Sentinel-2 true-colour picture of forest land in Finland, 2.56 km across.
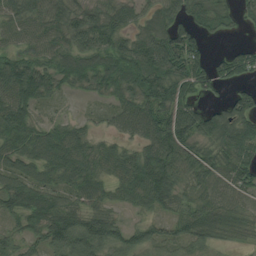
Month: August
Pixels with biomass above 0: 87%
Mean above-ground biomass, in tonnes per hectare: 68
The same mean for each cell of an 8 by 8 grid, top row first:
74 80 87 77 49 67 48 36
60 72 80 81 93 106 34 48
90 61 44 58 101 99 75 55
82 24 14 39 82 95 63 84
67 80 61 39 66 100 65 82
69 56 71 53 100 91 63 70
64 77 76 46 42 59 69 57
51 84 117 87 73 57 47 30
